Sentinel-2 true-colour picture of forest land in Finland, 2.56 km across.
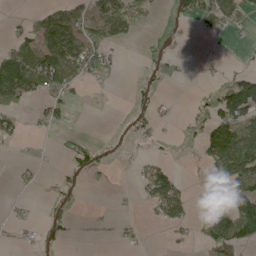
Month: May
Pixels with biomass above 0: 33%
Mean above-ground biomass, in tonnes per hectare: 32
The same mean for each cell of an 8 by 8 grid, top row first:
7 48 60 149 42 18 62 51
37 80 83 35 9 4 1 6
70 59 41 6 9 3 6 59
33 30 1 1 18 5 33 98
14 1 26 5 10 5 85 111
8 2 21 7 37 26 17 99
5 9 3 4 8 52 66 101
11 15 6 7 6 9 48 71
